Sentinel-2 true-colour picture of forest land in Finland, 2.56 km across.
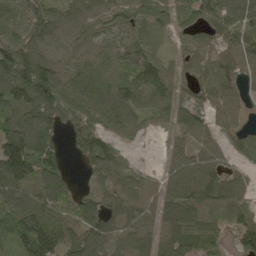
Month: May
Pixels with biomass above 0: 88%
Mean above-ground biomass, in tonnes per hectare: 92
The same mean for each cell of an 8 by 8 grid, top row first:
55 106 101 77 65 77 86 109
113 92 84 56 72 29 67 90
163 162 94 76 122 68 81 79
105 141 101 103 72 78 73 56
188 109 93 87 12 52 75 52
191 129 26 84 45 96 119 48
132 130 100 75 77 115 104 70
107 183 107 104 94 91 47 79
